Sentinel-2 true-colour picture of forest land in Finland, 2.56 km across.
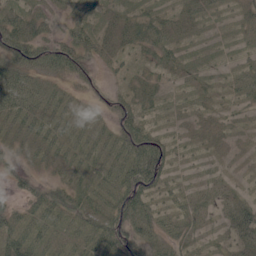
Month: June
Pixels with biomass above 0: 83%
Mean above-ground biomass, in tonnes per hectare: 35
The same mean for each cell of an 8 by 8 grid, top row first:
41 35 39 25 31 30 22 22
52 47 55 26 32 28 12 14
57 33 28 12 25 16 15 31
55 48 31 32 33 12 22 15
30 49 42 43 70 22 20 12
29 18 38 47 82 23 16 11
27 59 50 57 60 32 31 43
62 45 42 72 57 38 18 40
